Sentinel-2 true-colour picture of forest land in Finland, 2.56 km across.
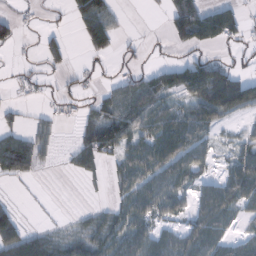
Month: February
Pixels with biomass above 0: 56%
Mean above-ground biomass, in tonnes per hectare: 38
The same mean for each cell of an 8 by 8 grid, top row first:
18 5 46 33 2 66 65 36
16 34 13 32 7 16 26 20
13 11 21 16 39 62 96 51
8 12 19 44 60 53 64 41
60 24 28 57 63 82 35 38
37 1 18 22 70 60 26 69
21 1 7 30 61 39 60 39
80 50 49 63 61 50 65 30
